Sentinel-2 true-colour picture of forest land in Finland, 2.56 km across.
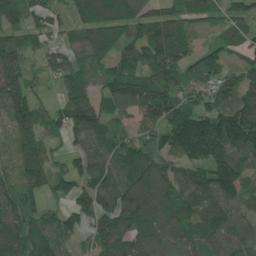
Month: June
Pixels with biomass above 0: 87%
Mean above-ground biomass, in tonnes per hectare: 121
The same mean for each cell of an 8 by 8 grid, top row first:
105 91 105 179 104 117 80 88
144 68 97 127 129 121 54 90
166 50 103 132 145 110 84 88
172 90 171 83 120 146 114 157
140 100 56 95 94 147 198 146
132 158 107 127 215 111 117 92
144 72 110 150 204 148 139 83
182 141 47 183 98 109 139 105
